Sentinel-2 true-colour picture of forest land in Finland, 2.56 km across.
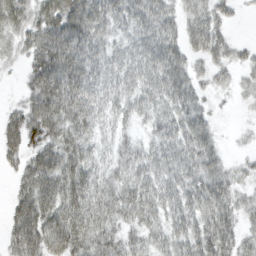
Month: March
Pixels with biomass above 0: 85%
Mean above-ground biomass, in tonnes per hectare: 58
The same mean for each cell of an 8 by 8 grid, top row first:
63 71 95 62 74 47 59 11
38 81 91 48 76 60 64 21
7 87 95 70 79 86 29 23
28 85 87 51 51 59 29 6
48 68 70 35 41 68 55 6
26 79 79 52 71 61 64 29
43 75 87 71 86 64 71 41
57 76 78 61 54 66 80 46
